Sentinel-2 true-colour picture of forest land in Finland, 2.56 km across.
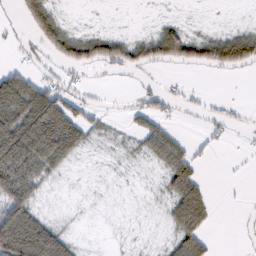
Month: February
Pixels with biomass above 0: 48%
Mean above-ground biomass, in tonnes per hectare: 34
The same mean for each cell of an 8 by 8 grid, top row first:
15 64 1 1 1 6 1 1
9 44 72 69 52 85 67 98
56 24 11 5 7 6 1 2
93 117 36 6 42 13 17 8
106 100 48 9 29 36 7 3
105 40 3 6 3 56 6 1
97 9 5 2 4 63 54 2
143 110 13 3 4 46 28 3
